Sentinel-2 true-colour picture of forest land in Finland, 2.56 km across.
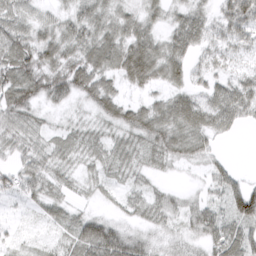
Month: March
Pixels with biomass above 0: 87%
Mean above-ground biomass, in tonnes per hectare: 39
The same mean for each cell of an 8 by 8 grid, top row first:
53 22 39 37 33 25 31 80
70 49 49 60 64 49 36 35
78 63 63 36 54 37 31 36
64 21 11 42 46 62 58 58
42 32 27 32 38 50 29 2
41 35 17 22 21 8 29 23
7 28 13 11 32 28 44 87
9 10 54 77 32 27 49 72
